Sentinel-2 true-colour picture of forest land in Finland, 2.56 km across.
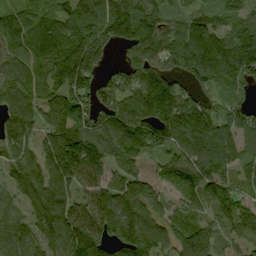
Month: September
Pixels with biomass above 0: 90%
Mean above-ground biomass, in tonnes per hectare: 115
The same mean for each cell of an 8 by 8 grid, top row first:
72 99 166 217 125 65 90 89
106 145 175 89 138 105 143 116
101 122 157 73 137 97 91 105
104 98 126 128 177 184 95 83
118 95 153 115 128 141 167 92
91 124 121 81 75 104 126 55
62 165 109 147 111 55 67 103
93 90 167 121 152 104 112 77
